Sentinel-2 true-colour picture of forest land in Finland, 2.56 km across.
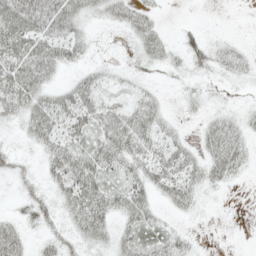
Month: May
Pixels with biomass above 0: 66%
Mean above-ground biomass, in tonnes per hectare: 24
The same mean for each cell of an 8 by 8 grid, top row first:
57 50 33 24 25 1 0 0
51 45 25 3 31 16 25 13
50 26 22 14 12 9 9 12
30 48 40 29 33 6 16 15
8 31 26 43 36 24 27 30
17 22 51 23 35 42 30 15
13 24 49 35 36 20 3 0
34 18 25 29 28 22 0 0
